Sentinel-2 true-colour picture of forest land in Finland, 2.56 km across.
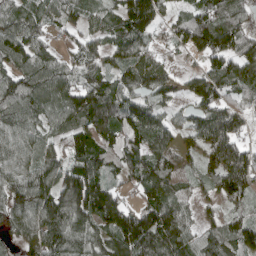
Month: April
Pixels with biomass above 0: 88%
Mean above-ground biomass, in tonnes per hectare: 96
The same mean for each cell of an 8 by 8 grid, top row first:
99 82 84 77 76 41 100 67
126 58 83 76 68 50 108 103
110 121 85 78 100 45 110 118
117 91 147 118 98 46 96 82
94 62 121 110 118 66 111 95
93 100 143 62 111 89 68 164
112 140 141 136 105 112 33 53
60 114 98 92 155 135 80 112
